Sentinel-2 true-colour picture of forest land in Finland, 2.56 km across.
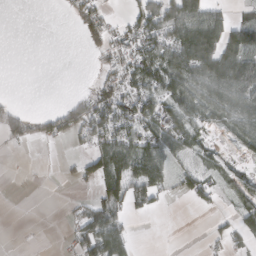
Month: March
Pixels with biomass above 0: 49%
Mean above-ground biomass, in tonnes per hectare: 44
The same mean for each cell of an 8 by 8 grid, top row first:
0 0 64 21 84 109 87 20
0 0 14 62 81 93 95 93
0 0 1 47 80 81 95 98
53 20 72 98 75 68 63 80
32 15 20 89 67 55 28 34
1 1 31 94 104 41 36 35
0 0 24 77 32 0 16 36
0 1 61 96 0 0 16 32
